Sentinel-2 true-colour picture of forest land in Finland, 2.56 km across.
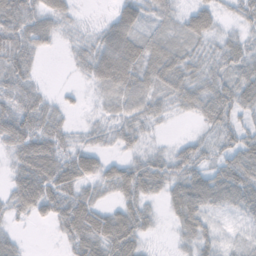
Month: November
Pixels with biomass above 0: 81%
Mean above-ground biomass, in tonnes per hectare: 32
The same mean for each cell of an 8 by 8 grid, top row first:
54 41 9 22 30 21 40 26
54 18 16 56 36 28 23 38
47 4 8 42 40 44 40 41
55 36 6 14 37 17 42 37
40 50 19 16 17 13 22 51
27 52 41 29 50 46 49 63
23 36 46 20 28 40 44 39
19 2 45 46 20 12 29 17
